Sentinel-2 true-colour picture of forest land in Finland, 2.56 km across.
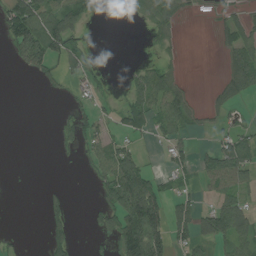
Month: July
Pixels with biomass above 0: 40%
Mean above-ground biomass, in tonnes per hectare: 37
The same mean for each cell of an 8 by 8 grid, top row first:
108 82 60 1 24 30 2 33
69 99 39 0 6 13 0 69
0 27 29 6 49 36 2 82
0 0 30 17 59 70 26 18
0 0 33 52 10 35 14 66
0 0 3 88 72 27 48 65
0 18 0 59 163 49 29 64
10 32 4 33 160 52 37 60
